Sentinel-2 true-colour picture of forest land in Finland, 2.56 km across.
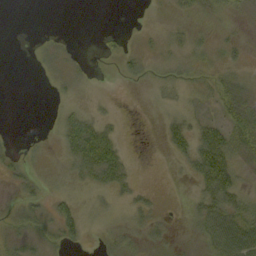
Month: September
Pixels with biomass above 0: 52%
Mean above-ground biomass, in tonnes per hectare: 16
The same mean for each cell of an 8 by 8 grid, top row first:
0 0 0 0 1 8 16 8
0 12 4 7 7 15 16 13
0 6 13 1 14 21 17 22
0 2 19 4 1 16 7 40
4 5 48 33 0 27 54 36
16 12 27 41 1 3 54 28
12 18 23 13 20 1 42 37
20 19 18 21 22 10 28 51
